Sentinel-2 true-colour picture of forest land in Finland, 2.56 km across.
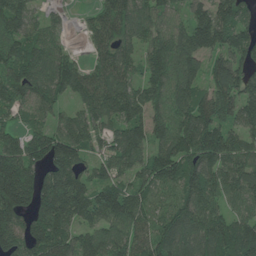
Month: June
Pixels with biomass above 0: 90%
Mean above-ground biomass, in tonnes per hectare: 112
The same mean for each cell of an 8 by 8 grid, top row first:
130 38 16 118 101 57 110 105
102 87 14 114 86 126 116 105
139 125 103 140 97 114 99 130
70 69 69 119 103 113 141 97
104 142 107 96 104 151 166 98
197 122 94 88 96 130 133 129
173 159 130 140 108 103 104 71
150 159 94 115 108 144 135 152
